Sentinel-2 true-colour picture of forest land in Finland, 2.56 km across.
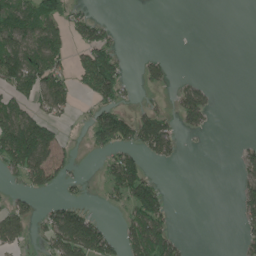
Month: June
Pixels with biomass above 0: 37%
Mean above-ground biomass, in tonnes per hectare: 50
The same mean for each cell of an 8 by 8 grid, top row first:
105 98 43 4 0 0 0 0
119 101 48 66 1 0 0 0
112 100 42 120 27 14 10 0
94 70 15 89 45 47 52 0
184 138 11 95 89 51 2 12
41 97 20 57 80 0 0 31
48 31 52 15 127 8 0 37
51 52 146 56 155 53 0 25
